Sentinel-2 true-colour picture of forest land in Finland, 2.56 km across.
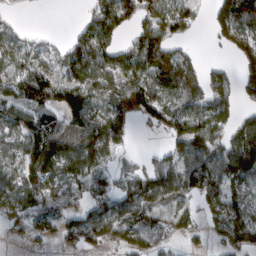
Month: March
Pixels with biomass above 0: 71%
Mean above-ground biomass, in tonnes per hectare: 83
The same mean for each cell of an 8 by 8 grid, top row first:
13 0 21 132 78 89 41 176
63 31 104 99 156 80 12 115
102 96 94 84 112 190 113 90
77 63 100 88 76 93 129 84
67 118 112 116 2 70 126 174
74 98 96 53 69 98 116 146
76 65 62 83 90 70 49 100
12 25 71 50 66 27 20 93
